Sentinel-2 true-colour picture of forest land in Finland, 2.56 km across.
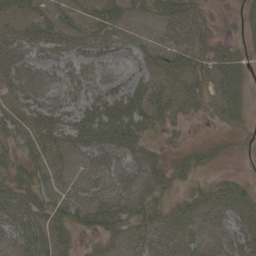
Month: May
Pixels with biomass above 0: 77%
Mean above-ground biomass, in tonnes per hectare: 38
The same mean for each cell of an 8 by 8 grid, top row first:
35 33 29 47 18 43 16 18
53 44 40 40 35 41 32 16
49 32 42 36 34 48 45 42
32 53 54 75 56 32 19 33
28 51 58 73 38 7 16 10
37 34 34 51 54 31 12 15
51 40 59 56 46 26 39 46
38 43 15 31 45 36 25 50
